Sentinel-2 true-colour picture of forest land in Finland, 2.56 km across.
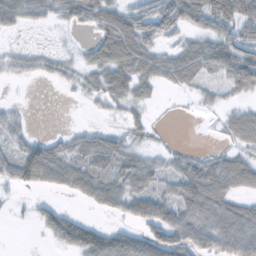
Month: October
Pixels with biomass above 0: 63%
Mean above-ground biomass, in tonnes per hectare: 34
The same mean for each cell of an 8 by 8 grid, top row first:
44 24 38 49 52 64 58 64
10 7 10 74 50 27 50 48
10 13 19 53 41 40 19 56
12 0 1 11 17 1 7 26
26 36 30 38 15 3 2 28
48 56 49 41 48 35 59 69
4 22 8 34 55 55 69 42
0 13 58 52 45 53 55 69
